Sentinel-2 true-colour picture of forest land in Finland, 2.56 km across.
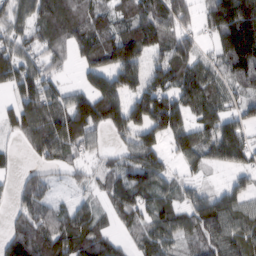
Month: February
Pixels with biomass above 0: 80%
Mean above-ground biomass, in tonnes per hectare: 88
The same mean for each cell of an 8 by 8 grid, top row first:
88 85 87 86 134 132 80 167
85 72 100 157 130 117 32 162
106 67 38 126 101 107 94 86
80 114 154 153 153 146 99 63
28 127 90 31 112 85 98 105
30 41 28 64 91 37 24 49
49 68 50 58 71 72 99 79
92 105 99 54 80 69 78 99
